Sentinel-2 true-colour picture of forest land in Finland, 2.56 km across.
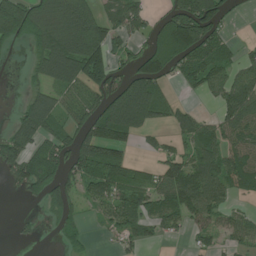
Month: July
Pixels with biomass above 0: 61%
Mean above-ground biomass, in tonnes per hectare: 84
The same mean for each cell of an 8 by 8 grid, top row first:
193 194 209 69 59 140 185 5
36 140 209 92 66 167 117 20
1 90 119 114 151 40 86 72
38 135 66 192 172 63 12 112
144 76 116 108 22 48 82 67
64 104 78 109 57 115 112 97
1 47 27 73 75 95 81 21
13 2 34 21 47 17 36 50
